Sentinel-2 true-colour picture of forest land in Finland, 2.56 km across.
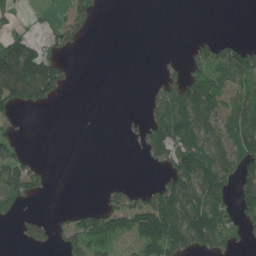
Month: June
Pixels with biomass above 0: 42%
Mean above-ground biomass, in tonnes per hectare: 60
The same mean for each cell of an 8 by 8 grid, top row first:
22 10 77 0 0 0 0 0
151 57 23 0 0 1 67 62
205 176 1 0 2 57 94 77
43 10 0 0 26 142 104 87
40 0 0 0 63 150 111 112
113 22 0 1 0 120 155 116
48 2 32 78 120 158 165 88
13 40 88 59 128 144 121 52
